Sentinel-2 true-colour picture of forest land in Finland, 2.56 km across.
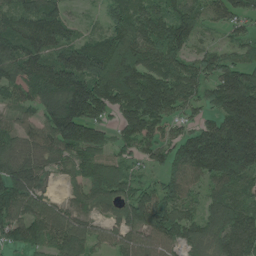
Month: June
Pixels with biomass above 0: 90%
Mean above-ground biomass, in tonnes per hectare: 116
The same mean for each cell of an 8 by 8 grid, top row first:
92 125 24 84 132 118 76 73
118 98 113 135 143 127 50 57
102 141 167 201 171 151 107 166
60 114 171 101 199 84 61 239
79 98 148 81 98 102 198 256
141 61 80 135 39 104 143 184
103 111 76 86 134 108 85 117
78 101 143 76 111 99 104 163
